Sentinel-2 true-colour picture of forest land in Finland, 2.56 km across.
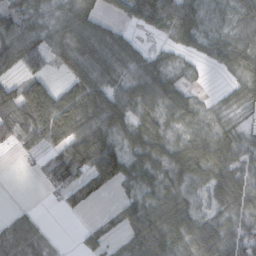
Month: October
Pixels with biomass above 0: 77%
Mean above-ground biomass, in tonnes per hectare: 49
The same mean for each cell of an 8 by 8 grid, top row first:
60 28 60 21 62 63 24 43
74 55 74 65 26 26 25 47
43 37 78 52 76 28 3 28
89 112 89 80 50 41 18 15
41 53 93 63 68 44 64 33
1 41 61 87 50 45 54 43
12 2 22 14 66 57 27 47
97 35 22 29 79 61 63 45
